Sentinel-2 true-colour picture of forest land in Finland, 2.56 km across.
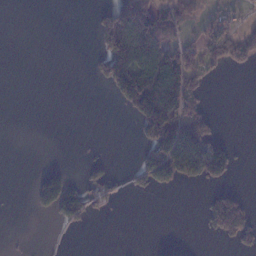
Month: January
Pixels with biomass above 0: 28%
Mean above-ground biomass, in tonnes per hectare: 41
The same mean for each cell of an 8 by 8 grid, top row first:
0 0 0 78 136 95 36 26
0 0 0 113 153 73 85 86
0 0 0 112 147 137 34 0
0 0 0 1 140 107 35 0
0 0 1 0 33 169 103 6
0 54 14 28 43 86 75 7
0 43 90 17 0 0 59 97
1 1 0 0 0 16 7 61
